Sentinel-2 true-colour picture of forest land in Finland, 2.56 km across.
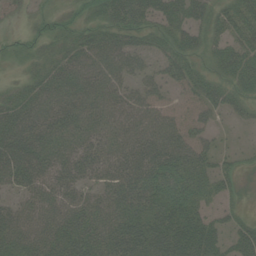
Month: August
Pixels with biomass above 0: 82%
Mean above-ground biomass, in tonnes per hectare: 45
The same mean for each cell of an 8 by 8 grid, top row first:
15 19 18 44 53 59 41 56
9 24 48 54 36 35 27 49
10 51 60 47 29 38 36 40
63 56 57 55 46 29 35 16
76 56 50 53 58 56 29 7
54 51 45 49 67 66 38 16
37 52 51 53 63 72 32 12
55 60 63 64 80 83 63 43
